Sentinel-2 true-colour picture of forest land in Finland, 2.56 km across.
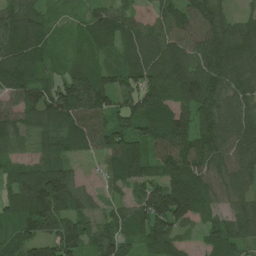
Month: June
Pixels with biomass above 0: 92%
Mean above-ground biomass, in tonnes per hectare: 90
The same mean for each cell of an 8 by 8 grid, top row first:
115 48 40 92 41 94 100 49
119 64 49 63 97 105 106 113
115 62 105 78 107 108 114 95
82 113 103 91 119 93 86 110
36 51 78 107 102 112 103 107
79 146 33 59 99 117 92 109
94 161 79 44 104 157 61 65
79 105 93 106 93 95 54 78
